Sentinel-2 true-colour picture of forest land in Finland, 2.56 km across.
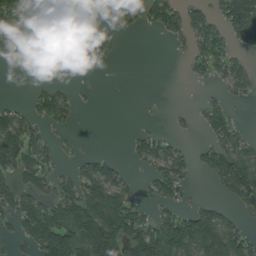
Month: August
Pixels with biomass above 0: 45%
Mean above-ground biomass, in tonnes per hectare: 59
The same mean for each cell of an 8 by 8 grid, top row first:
62 0 0 39 65 70 55 176
3 0 23 52 0 9 88 44
0 13 1 0 0 0 27 64
52 92 19 0 1 10 59 10
130 48 5 0 54 29 45 65
85 67 79 67 28 96 41 162
87 102 160 149 38 59 61 35
41 139 148 169 162 159 167 92
